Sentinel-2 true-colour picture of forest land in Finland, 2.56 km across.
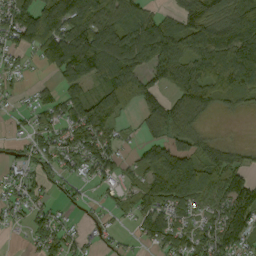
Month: September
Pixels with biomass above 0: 73%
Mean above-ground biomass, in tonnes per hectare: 82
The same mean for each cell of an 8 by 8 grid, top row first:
105 130 130 95 81 66 136 172
73 125 136 147 132 132 167 184
22 14 74 109 99 123 97 118
19 67 84 86 73 107 52 31
20 69 97 69 58 69 68 21
42 53 41 52 68 158 98 97
51 43 21 34 93 88 61 152
2 70 37 19 39 82 73 109
